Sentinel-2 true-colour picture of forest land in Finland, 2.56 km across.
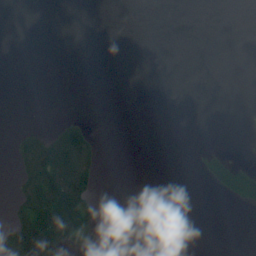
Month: July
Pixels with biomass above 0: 15%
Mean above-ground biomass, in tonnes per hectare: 22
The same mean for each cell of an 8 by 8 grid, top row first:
0 0 0 0 0 0 0 0
0 0 0 0 0 0 0 0
0 0 0 0 0 0 0 0
0 0 2 0 0 0 0 1
44 101 111 0 0 0 3 0
32 100 116 0 0 0 58 136
41 120 87 0 11 7 0 24
120 174 74 5 0 11 0 0
